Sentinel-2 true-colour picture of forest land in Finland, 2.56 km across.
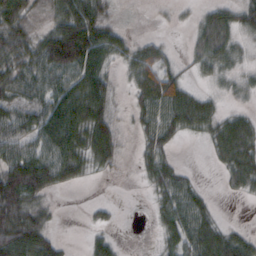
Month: October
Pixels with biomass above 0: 71%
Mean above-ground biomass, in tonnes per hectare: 47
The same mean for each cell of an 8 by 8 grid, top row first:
85 41 96 28 5 6 35 47
73 91 148 55 30 6 51 30
64 65 78 28 61 42 19 25
63 78 94 41 48 73 42 22
58 74 74 66 32 23 23 78
103 88 37 10 22 38 1 48
97 25 1 8 4 60 26 1
105 50 3 26 3 50 61 43
